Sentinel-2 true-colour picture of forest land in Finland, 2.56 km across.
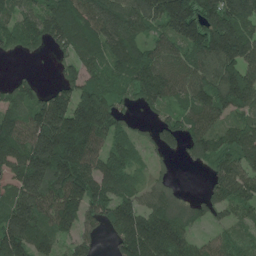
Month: June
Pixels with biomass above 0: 85%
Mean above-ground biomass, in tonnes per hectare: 137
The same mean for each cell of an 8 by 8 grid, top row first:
111 178 187 158 185 248 178 209
75 78 161 165 135 112 203 203
51 14 145 124 216 133 135 206
123 209 200 122 48 89 145 119
144 237 210 106 54 84 149 186
129 200 184 136 55 23 63 167
178 145 141 136 122 121 100 103
198 112 82 64 217 141 53 71
